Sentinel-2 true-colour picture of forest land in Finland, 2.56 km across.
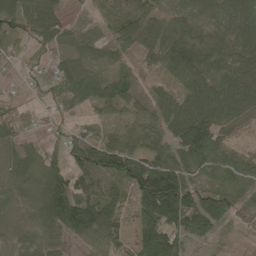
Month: May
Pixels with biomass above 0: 89%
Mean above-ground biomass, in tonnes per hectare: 74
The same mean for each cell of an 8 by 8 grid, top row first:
77 64 31 53 62 51 55 65
35 60 42 29 83 131 108 60
14 53 105 88 41 60 75 75
44 20 59 79 74 97 124 100
64 44 90 99 75 73 116 45
57 84 73 91 155 107 38 57
13 98 135 103 123 189 130 84
12 41 70 104 114 103 57 10
